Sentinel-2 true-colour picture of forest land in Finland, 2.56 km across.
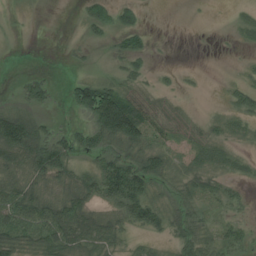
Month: July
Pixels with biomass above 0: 61%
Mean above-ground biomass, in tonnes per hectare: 40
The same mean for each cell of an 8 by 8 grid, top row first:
2 0 18 57 19 0 1 10
0 0 10 19 35 0 0 4
8 23 40 42 27 8 2 13
51 17 48 165 79 22 7 39
121 90 51 61 66 27 40 16
39 73 50 92 82 33 47 19
101 71 72 46 86 42 27 17
73 84 70 48 19 39 42 32
